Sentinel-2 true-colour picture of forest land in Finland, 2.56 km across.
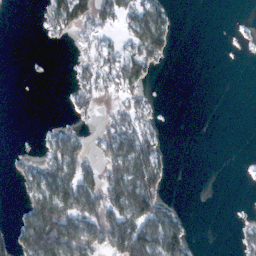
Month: February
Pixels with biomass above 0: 37%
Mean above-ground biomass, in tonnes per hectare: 31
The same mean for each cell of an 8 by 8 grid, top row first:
0 34 68 38 71 10 0 0
0 2 16 29 74 9 0 1
0 0 21 56 34 0 0 0
0 0 19 23 26 0 0 0
0 26 36 70 60 0 0 0
16 67 63 65 105 2 0 1
10 104 89 85 95 18 0 0
44 124 90 72 104 75 0 15
